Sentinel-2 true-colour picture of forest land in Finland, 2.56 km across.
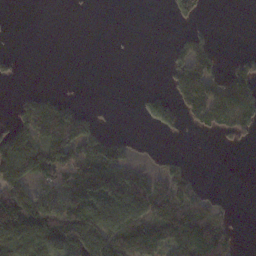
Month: November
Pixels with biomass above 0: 45%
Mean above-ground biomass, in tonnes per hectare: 59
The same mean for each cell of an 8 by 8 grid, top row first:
0 0 1 0 0 31 5 0
1 0 0 0 0 31 63 3
16 0 0 0 0 75 111 103
39 143 67 2 32 69 110 129
139 117 126 79 10 0 0 19
121 96 127 101 58 69 2 0
135 91 119 113 100 100 67 0
110 102 159 128 124 123 164 33
